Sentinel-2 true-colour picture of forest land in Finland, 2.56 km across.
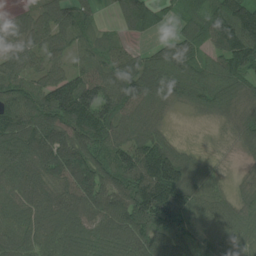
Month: July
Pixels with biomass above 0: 91%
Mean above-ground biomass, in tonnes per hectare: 92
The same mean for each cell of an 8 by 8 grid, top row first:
44 96 79 22 92 34 99 151
80 101 58 51 23 79 70 190
95 101 96 93 106 90 88 96
117 113 166 103 74 21 46 78
107 124 112 100 105 39 7 46
90 83 120 96 141 145 76 24
91 105 110 113 148 149 96 74
96 112 90 103 107 114 110 86
